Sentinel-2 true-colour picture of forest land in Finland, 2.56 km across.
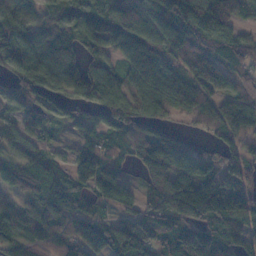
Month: November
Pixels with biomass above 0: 89%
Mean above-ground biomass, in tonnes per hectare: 96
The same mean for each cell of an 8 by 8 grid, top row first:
120 69 98 112 75 168 149 59
136 102 84 73 107 80 71 88
83 103 105 80 123 102 89 78
73 100 63 111 108 63 92 121
80 38 63 82 138 120 35 75
77 83 98 78 55 128 128 104
71 91 70 53 71 135 175 126
97 91 90 105 121 143 141 102
